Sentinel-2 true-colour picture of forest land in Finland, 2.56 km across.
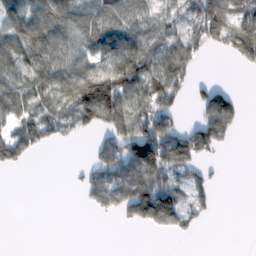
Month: February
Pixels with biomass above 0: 57%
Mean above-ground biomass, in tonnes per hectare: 68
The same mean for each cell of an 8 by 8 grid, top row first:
76 94 74 71 53 64 155 126
95 87 68 95 83 105 63 127
71 86 128 137 95 79 18 0
75 81 141 152 94 52 122 36
80 34 8 100 180 145 113 2
0 0 25 138 189 105 34 0
0 0 9 55 162 120 30 0
0 0 0 0 0 5 0 0
